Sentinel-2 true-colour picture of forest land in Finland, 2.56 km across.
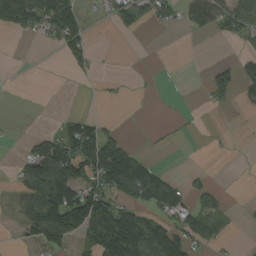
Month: August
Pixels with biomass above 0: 38%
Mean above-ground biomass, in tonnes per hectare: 57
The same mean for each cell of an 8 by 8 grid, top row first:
124 116 62 36 57 43 96 95
0 10 57 1 0 0 0 14
0 0 8 5 1 0 42 76
0 1 13 0 0 2 6 10
5 96 186 111 3 4 2 1
40 161 118 197 167 27 18 0
42 158 180 136 91 119 60 4
13 127 78 241 209 106 68 3
